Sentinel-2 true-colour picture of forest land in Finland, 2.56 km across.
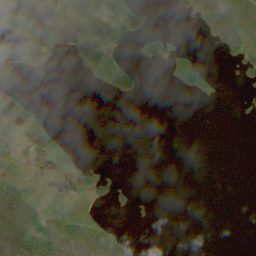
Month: July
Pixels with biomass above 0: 28%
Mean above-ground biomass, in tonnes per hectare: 16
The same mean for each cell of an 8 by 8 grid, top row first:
20 4 49 71 26 5 55 71
3 13 15 45 25 24 6 35
3 2 4 52 5 30 23 9
23 2 0 0 0 0 0 5
8 15 3 0 0 0 0 0
14 3 21 14 0 0 0 0
68 22 8 12 7 0 0 0
69 66 62 38 1 0 0 0
